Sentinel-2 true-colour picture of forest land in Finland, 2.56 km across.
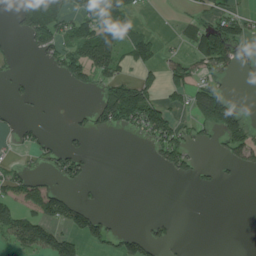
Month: July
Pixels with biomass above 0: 34%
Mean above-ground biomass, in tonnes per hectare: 37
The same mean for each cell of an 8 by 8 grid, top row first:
41 121 64 81 7 8 35 47
3 69 88 85 85 12 100 59
15 3 53 67 47 61 35 7
5 2 10 107 99 32 86 34
14 21 14 0 14 79 17 59
43 26 38 0 0 25 9 7
48 77 53 0 0 0 0 0
57 79 50 41 44 11 0 0
